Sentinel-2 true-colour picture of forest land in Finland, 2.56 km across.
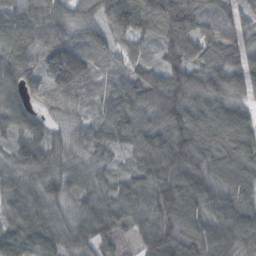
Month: October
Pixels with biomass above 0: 96%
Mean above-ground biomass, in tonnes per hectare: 87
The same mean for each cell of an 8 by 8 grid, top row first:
80 93 55 82 110 169 87 62
114 101 103 62 47 91 45 62
92 74 106 46 89 107 90 73
92 43 46 84 66 102 101 77
61 73 55 75 78 129 92 119
77 85 74 52 90 132 87 86
86 92 83 98 96 138 92 82
97 92 99 74 79 128 116 102
